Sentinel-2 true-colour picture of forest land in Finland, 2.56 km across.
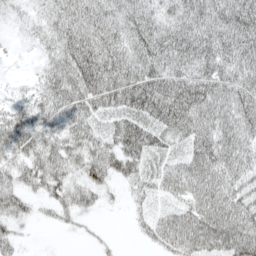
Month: April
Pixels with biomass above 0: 86%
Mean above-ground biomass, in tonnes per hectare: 49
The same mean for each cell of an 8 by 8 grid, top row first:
16 40 59 54 60 57 65 73
3 31 73 66 71 71 63 65
7 46 69 68 75 66 64 63
46 49 53 44 67 85 64 63
62 52 54 46 62 34 65 57
43 64 39 44 39 54 65 51
46 18 33 6 15 34 66 58
30 0 5 5 15 61 62 79
